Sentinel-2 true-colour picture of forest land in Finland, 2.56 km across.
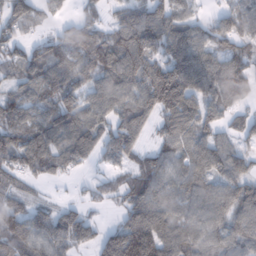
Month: February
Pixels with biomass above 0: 81%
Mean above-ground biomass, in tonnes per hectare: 85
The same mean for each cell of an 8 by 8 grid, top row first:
90 34 28 37 90 88 27 83
52 71 117 124 119 136 90 64
56 99 79 99 128 174 129 136
91 89 104 88 91 137 70 52
113 112 120 93 52 80 86 44
55 55 16 40 90 69 90 81
59 37 41 17 127 69 96 95
100 87 66 101 203 106 78 91
